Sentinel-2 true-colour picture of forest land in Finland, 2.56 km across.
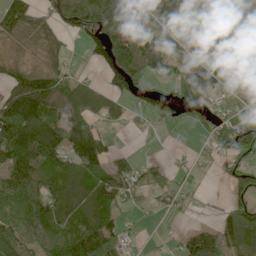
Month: June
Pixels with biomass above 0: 66%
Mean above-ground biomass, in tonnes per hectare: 68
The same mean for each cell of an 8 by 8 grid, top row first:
78 43 118 117 48 81 29 6
17 48 22 156 103 55 112 19
66 80 44 81 71 76 90 5
132 103 96 44 48 49 51 54
173 136 130 22 1 2 27 108
92 61 98 93 35 20 2 109
96 80 66 98 12 18 2 88
126 60 127 97 6 17 106 103
